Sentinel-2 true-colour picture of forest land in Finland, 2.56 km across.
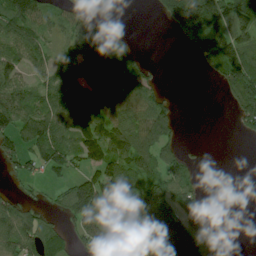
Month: July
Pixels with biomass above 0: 62%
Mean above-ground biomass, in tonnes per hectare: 71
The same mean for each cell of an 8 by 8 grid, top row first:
104 52 47 2 1 172 196 98
76 43 69 75 9 5 94 124
75 63 83 86 66 0 14 128
117 106 147 101 98 38 0 81
73 108 106 116 101 49 2 4
37 33 52 106 80 82 3 0
74 23 124 95 108 101 41 0
111 70 64 77 127 170 73 0
